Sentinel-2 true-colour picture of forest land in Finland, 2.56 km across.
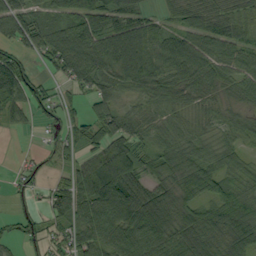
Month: September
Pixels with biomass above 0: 83%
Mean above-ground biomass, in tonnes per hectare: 64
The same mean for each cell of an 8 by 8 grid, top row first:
95 48 83 81 50 37 62 50
66 79 98 103 93 78 82 61
128 27 69 63 80 53 61 58
40 41 27 71 35 32 36 27
1 16 44 97 45 56 44 40
22 23 78 142 55 69 88 47
18 49 75 100 114 78 66 93
32 57 77 79 89 97 91 80
